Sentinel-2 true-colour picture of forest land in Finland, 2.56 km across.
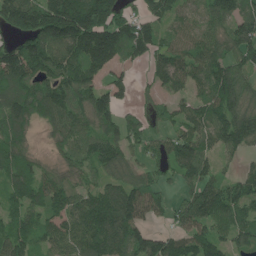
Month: June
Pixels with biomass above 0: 85%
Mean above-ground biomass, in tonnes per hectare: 111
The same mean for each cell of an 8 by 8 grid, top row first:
169 206 213 144 87 90 102 115
115 174 171 183 115 96 111 150
149 135 146 66 25 93 114 139
145 135 120 106 54 61 107 157
121 34 88 114 79 106 83 95
116 80 70 97 78 62 75 64
84 101 111 168 147 72 110 105
107 76 110 137 135 104 121 81
